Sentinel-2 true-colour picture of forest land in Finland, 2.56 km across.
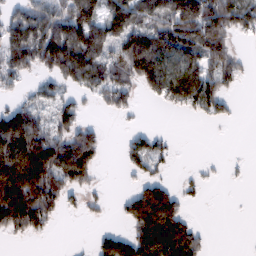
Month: February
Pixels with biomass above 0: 57%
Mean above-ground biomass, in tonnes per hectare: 78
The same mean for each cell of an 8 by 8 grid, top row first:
62 102 144 98 87 148 177 118
134 138 122 81 158 123 133 16
58 49 80 113 109 107 99 46
84 42 49 38 4 22 57 7
175 139 141 1 58 14 0 0
199 179 105 0 45 10 11 5
193 118 26 11 175 107 2 1
22 11 1 86 147 167 25 0
